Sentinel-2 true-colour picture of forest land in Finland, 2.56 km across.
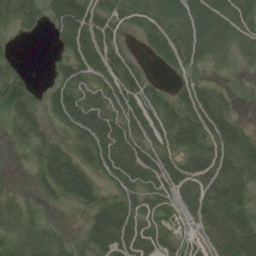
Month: August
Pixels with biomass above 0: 71%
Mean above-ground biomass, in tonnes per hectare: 34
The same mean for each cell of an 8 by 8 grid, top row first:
35 22 60 34 27 32 48 36
5 3 66 41 15 48 36 26
31 11 39 55 20 9 13 6
39 29 70 40 40 42 55 9
15 35 39 66 41 44 44 45
4 50 56 29 44 40 52 46
23 11 18 39 26 20 50 41
28 37 14 55 37 18 38 61
